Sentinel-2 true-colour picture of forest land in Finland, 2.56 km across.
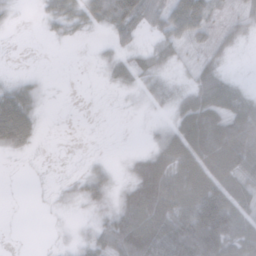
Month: November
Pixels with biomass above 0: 65%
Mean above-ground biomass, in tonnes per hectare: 45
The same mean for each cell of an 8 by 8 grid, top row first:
10 27 48 79 61 71 49 27
2 2 1 30 27 32 30 14
20 6 0 21 40 21 51 14
98 8 1 2 15 45 76 63
51 3 2 1 9 89 98 95
0 3 19 25 89 90 109 79
0 6 18 42 103 101 161 96
1 4 19 67 111 118 151 102
